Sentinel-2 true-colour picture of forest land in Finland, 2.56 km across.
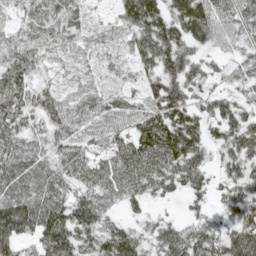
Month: May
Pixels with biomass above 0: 90%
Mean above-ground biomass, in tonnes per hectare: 80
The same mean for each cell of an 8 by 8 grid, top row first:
37 74 40 29 151 107 120 82
82 50 31 24 107 119 57 37
102 28 39 25 53 98 62 45
101 91 73 71 74 109 61 67
98 80 71 76 125 144 69 107
102 98 80 92 121 93 49 81
143 137 104 47 35 10 38 92
129 124 93 106 61 99 85 114
